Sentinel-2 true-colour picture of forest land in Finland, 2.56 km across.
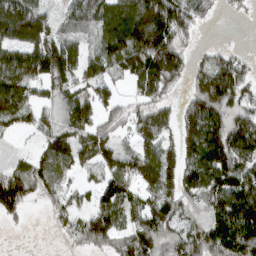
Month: March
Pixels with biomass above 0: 79%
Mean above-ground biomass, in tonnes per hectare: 101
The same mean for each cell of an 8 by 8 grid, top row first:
171 65 69 139 190 156 47 14
123 149 71 138 194 127 22 12
132 121 83 63 145 97 150 122
97 61 121 73 87 72 171 100
4 76 98 79 91 83 180 162
88 87 39 113 116 108 148 138
75 39 57 119 96 102 92 169
4 7 70 82 141 107 138 171
